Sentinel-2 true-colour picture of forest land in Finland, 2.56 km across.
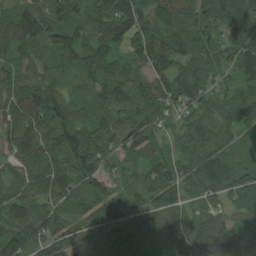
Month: August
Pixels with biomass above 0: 96%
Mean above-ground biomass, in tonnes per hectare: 83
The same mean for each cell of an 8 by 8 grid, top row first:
100 101 66 133 88 96 79 92
90 78 90 90 100 89 89 81
70 79 63 103 78 94 68 72
81 116 60 73 101 66 60 80
92 101 106 87 95 54 72 44
52 79 104 79 68 89 104 78
78 82 96 113 73 54 51 55
125 104 68 93 67 64 87 81
